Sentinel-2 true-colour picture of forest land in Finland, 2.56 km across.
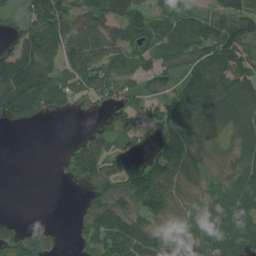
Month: July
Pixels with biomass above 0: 73%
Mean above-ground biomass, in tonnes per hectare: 99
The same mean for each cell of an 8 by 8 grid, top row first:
31 194 108 102 92 100 79 155
87 126 146 100 98 115 133 145
194 143 124 134 68 65 148 141
138 64 30 62 74 144 143 141
0 2 69 85 25 188 101 85
0 1 86 97 152 140 75 97
0 0 36 132 109 87 85 106
108 59 57 171 169 129 127 128
